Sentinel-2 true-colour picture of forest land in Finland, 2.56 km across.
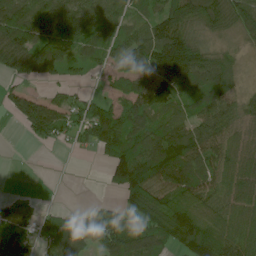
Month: June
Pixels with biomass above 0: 78%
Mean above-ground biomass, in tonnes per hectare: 92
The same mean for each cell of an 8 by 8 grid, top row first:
160 138 116 81 56 154 126 126
130 161 77 64 128 197 75 34
35 62 20 33 104 140 145 49
52 114 81 91 111 86 97 87
0 38 35 130 133 177 124 84
1 2 1 70 155 155 90 112
62 19 31 48 144 100 59 81
84 89 135 146 123 112 154 91
